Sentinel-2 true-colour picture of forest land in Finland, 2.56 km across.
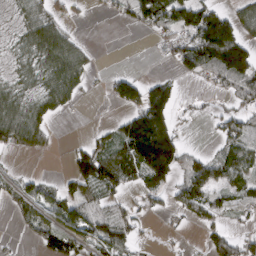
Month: March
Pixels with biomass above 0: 54%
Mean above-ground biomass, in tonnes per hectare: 50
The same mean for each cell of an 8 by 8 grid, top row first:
25 56 8 17 91 78 86 57
33 106 44 0 0 54 139 110
43 70 59 37 37 23 31 103
72 46 7 6 106 31 15 51
66 20 27 62 123 29 6 68
25 13 82 84 51 22 83 61
38 61 81 57 22 46 71 33
6 58 61 94 14 8 36 53
